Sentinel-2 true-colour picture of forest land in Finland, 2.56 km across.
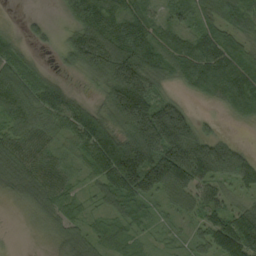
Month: September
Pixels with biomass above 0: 88%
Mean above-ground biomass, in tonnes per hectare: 91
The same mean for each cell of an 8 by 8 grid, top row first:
2 11 127 139 88 55 78 105
48 13 173 174 152 100 125 74
99 49 25 163 185 58 137 139
99 89 95 113 232 153 7 63
91 62 68 137 221 229 121 33
83 91 25 61 200 217 139 135
8 52 29 27 51 45 87 59
1 18 61 58 22 18 73 161
